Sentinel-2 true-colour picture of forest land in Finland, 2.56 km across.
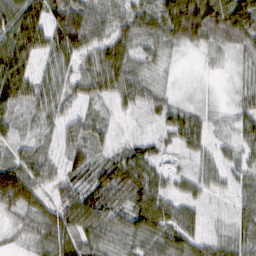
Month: February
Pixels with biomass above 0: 90%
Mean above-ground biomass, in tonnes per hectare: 49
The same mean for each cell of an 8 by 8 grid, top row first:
87 71 87 49 51 92 94 90
87 59 67 60 43 25 34 40
93 55 46 60 39 6 5 15
40 47 31 22 28 47 19 34
29 18 57 25 32 31 33 36
91 50 43 73 68 24 40 32
47 44 79 66 73 50 17 33
16 56 61 44 59 64 40 56
